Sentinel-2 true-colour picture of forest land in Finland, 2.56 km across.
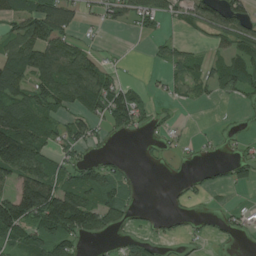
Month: July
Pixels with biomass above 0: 54%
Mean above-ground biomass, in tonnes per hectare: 50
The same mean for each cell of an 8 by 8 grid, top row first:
71 111 33 41 59 34 80 64
77 101 47 3 2 32 21 68
95 99 134 43 7 32 52 86
122 59 54 88 33 6 1 7
193 54 47 7 7 11 8 17
86 82 58 47 1 3 12 23
155 140 138 87 9 7 5 13
54 69 44 16 27 16 12 9
